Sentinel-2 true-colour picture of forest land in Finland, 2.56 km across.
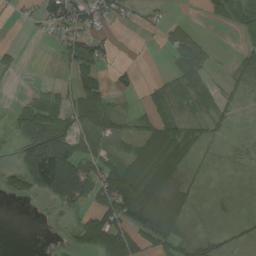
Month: August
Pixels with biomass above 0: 45%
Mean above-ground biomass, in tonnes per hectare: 34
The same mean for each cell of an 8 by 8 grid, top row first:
6 52 67 41 19 8 17 56
13 2 61 18 2 48 20 25
2 5 40 25 7 37 18 20
30 82 61 34 18 23 19 6
22 144 55 24 41 33 9 3
30 134 98 94 61 14 1 1
0 5 26 95 83 41 1 1
0 0 30 88 56 51 25 6
